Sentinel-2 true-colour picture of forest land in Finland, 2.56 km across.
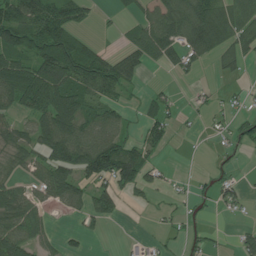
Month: July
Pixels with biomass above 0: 56%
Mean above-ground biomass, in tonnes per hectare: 48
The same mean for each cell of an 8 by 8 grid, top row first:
92 93 52 7 42 89 98 79
70 101 64 13 71 67 76 60
93 122 95 84 18 11 3 15
42 99 84 40 25 21 20 21
53 94 98 79 52 7 4 34
30 61 62 96 54 7 15 12
66 31 37 41 12 11 15 21
81 31 19 0 13 11 22 26
